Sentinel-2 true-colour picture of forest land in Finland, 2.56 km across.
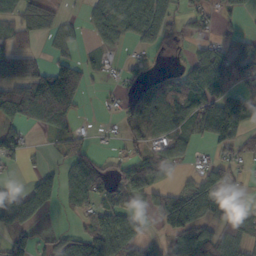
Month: October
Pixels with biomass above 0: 57%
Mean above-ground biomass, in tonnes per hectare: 59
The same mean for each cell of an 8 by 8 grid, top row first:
69 47 15 69 99 44 37 26
52 20 22 24 36 13 65 73
89 157 73 13 44 55 100 60
99 168 33 15 100 82 120 155
74 8 34 13 56 65 52 67
4 4 95 55 74 12 69 23
3 1 54 68 32 136 125 31
67 29 77 100 55 78 89 80
